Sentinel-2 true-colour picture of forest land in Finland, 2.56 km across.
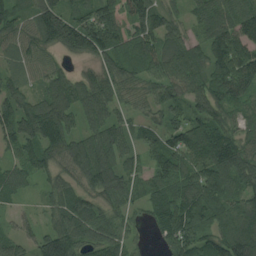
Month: August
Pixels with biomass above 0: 90%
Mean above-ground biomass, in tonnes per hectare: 93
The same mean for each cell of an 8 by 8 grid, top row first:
93 149 84 131 124 48 105 134
65 69 121 109 87 89 101 134
47 73 70 101 74 93 99 132
112 149 105 83 56 57 96 72
71 127 93 111 57 94 127 101
70 64 87 108 63 101 117 108
27 57 114 76 56 129 114 97
61 111 110 102 24 108 87 137
